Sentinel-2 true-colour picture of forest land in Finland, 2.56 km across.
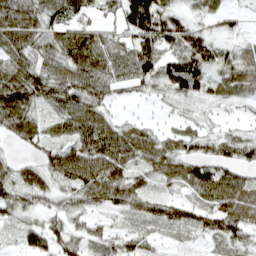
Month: April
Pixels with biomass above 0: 84%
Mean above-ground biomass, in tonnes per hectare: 52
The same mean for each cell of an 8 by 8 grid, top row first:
92 64 38 26 116 51 30 13
84 57 91 57 65 45 66 39
78 77 69 60 52 84 59 82
114 34 73 24 4 15 13 9
31 54 79 94 62 48 41 56
47 45 89 73 33 48 85 51
52 35 34 38 45 44 54 95
19 57 37 31 26 14 21 39
